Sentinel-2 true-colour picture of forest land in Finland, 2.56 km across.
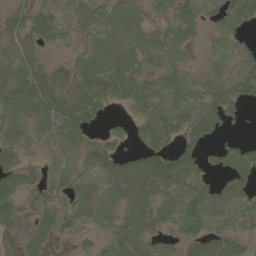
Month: June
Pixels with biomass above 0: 82%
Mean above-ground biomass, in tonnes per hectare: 45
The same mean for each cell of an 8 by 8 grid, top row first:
34 32 34 51 30 40 16 52
46 23 26 61 52 36 8 21
69 70 54 62 44 37 28 48
54 72 82 18 34 42 65 18
43 24 45 42 50 44 36 33
60 31 32 65 116 104 27 61
40 38 43 39 74 52 74 44
27 43 21 36 36 24 53 37
